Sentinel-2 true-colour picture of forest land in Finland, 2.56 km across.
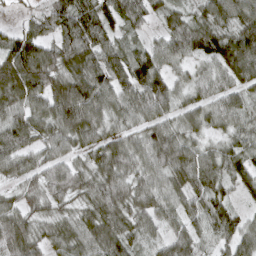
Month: April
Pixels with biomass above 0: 95%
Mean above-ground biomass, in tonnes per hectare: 79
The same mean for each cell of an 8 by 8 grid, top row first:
13 55 115 79 62 50 75 95
109 76 122 75 52 72 92 170
149 112 113 98 114 53 62 87
85 91 149 79 77 59 65 70
111 75 63 77 83 103 42 64
55 71 66 96 69 75 102 66
65 49 52 94 82 52 72 35
105 61 75 96 44 62 43 76
